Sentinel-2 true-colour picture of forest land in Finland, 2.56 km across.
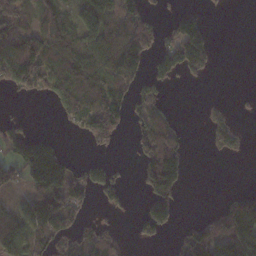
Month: November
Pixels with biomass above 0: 50%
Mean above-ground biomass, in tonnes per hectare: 77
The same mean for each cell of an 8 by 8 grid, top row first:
85 66 73 96 105 56 26 0
99 132 105 146 118 150 116 0
133 106 111 102 66 46 16 0
3 9 118 124 64 12 23 7
104 89 9 40 104 89 20 23
72 245 82 94 90 138 0 0
60 139 80 47 62 80 14 131
131 137 93 65 47 39 133 131
